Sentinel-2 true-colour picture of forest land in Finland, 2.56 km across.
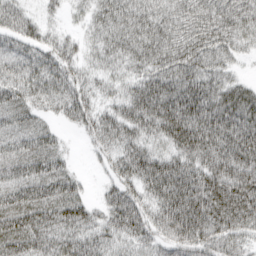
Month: March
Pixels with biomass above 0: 90%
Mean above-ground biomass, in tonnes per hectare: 50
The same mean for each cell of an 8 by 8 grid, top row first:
45 17 17 55 58 49 54 50
43 39 24 44 58 58 51 27
49 53 35 26 49 57 50 21
53 29 49 37 69 82 68 68
48 43 7 44 46 60 68 75
53 60 17 28 62 72 66 72
68 65 53 51 49 76 83 80
64 50 47 36 36 61 57 39
